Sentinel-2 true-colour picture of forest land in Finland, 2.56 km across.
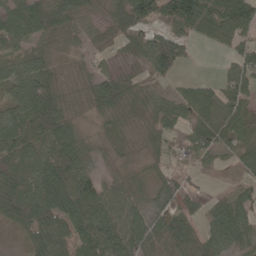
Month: May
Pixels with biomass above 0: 84%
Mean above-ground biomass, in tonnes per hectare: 59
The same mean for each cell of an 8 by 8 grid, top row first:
79 84 46 70 109 96 103 90
32 27 23 24 68 89 13 48
75 81 25 55 35 34 22 73
78 127 18 48 39 49 67 61
118 66 50 22 27 39 64 64
82 91 73 22 20 29 12 23
113 104 100 72 41 36 33 64
16 87 81 89 80 54 51 57
